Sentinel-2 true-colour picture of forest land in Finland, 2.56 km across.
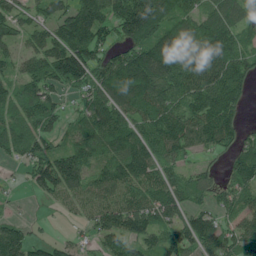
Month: June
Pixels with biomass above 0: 84%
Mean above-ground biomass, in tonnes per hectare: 98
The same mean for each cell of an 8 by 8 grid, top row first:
81 69 150 125 221 111 93 94
60 110 156 77 146 159 150 97
72 123 113 137 166 147 125 108
85 101 49 128 107 111 144 58
98 72 91 114 129 115 80 66
11 138 108 96 112 63 43 98
9 13 52 96 108 100 63 79
116 43 27 71 73 84 104 97
